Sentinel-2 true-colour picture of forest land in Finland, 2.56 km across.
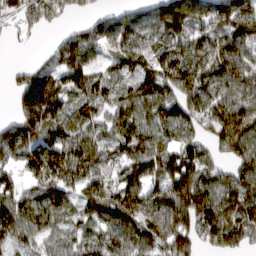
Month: March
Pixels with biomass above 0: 85%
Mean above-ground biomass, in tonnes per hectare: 104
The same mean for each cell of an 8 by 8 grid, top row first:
70 96 27 58 77 179 142 181
6 33 122 83 100 89 134 124
48 108 99 70 99 132 141 144
60 136 72 89 108 100 128 148
131 79 104 100 131 97 86 143
39 89 106 82 113 149 82 104
123 112 72 140 137 166 161 135
103 59 80 83 103 173 86 82
